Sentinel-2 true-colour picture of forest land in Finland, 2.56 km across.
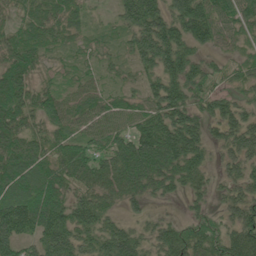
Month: June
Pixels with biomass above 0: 90%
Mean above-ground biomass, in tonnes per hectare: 80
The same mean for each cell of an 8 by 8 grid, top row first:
37 74 40 29 151 107 120 82
82 50 31 24 107 119 57 37
102 28 39 25 53 98 62 45
101 91 73 71 74 109 61 67
98 80 71 76 125 144 69 107
102 98 80 92 121 93 49 81
143 137 104 47 35 10 38 92
129 124 93 106 61 99 85 114
